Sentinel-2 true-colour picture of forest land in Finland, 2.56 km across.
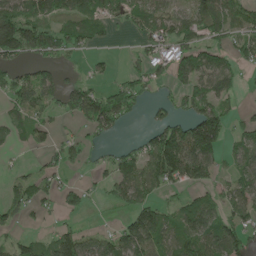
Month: May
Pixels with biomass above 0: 61%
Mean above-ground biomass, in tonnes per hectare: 68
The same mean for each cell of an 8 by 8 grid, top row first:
123 80 88 62 77 70 96 73
141 91 57 10 42 83 78 62
67 60 34 26 61 56 98 43
55 39 90 141 22 38 104 26
29 31 33 23 50 159 144 54
27 41 12 64 98 89 57 71
51 22 39 23 94 65 100 73
43 52 98 75 139 101 106 80
